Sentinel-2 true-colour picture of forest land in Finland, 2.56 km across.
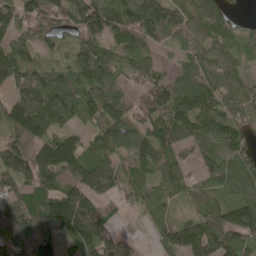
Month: May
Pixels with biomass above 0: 89%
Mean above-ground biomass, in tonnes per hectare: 97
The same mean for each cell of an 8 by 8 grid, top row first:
95 119 118 105 131 74 98 24
105 46 78 69 79 44 69 52
112 93 88 85 84 72 98 67
121 151 101 120 102 121 112 73
79 103 73 105 94 89 88 83
126 139 150 152 62 79 56 147
125 139 183 42 78 34 67 118
209 129 112 94 13 120 141 94
